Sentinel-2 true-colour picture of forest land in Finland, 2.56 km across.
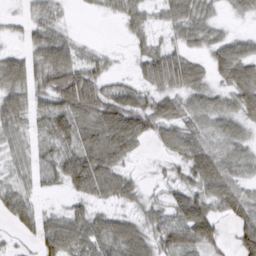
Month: March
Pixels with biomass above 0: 82%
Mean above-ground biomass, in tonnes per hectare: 49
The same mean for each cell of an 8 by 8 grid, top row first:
26 31 3 17 38 53 37 22
27 67 28 9 32 37 38 49
69 62 89 24 38 70 35 87
60 62 84 87 73 50 47 55
36 44 68 89 26 52 46 39
31 38 97 77 14 28 79 34
55 30 31 31 35 69 61 61
14 75 65 73 64 69 60 50
